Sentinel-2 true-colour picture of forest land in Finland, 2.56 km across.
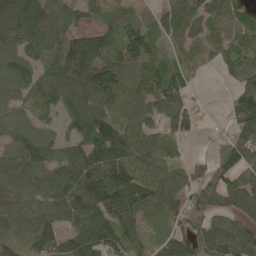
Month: May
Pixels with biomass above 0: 86%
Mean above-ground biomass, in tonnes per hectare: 103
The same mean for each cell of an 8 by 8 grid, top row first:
201 134 63 65 44 85 101 65
112 100 148 101 142 55 63 90
130 95 164 160 138 109 7 68
88 76 158 115 86 116 8 121
115 104 114 169 97 54 8 106
107 102 151 141 104 86 69 101
91 101 135 140 115 97 93 83
78 122 159 138 71 110 107 115
